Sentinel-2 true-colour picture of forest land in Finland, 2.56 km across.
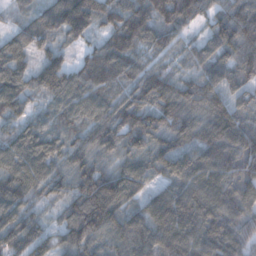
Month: December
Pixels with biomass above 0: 96%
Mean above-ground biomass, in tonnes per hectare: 101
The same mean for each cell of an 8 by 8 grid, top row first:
33 103 164 101 115 123 68 115
92 67 50 118 85 54 72 119
116 121 101 110 103 79 100 77
78 55 90 95 110 106 95 83
106 111 84 91 100 102 119 138
120 96 95 97 70 117 135 113
112 41 102 133 94 162 140 98
120 85 125 96 123 141 131 102
